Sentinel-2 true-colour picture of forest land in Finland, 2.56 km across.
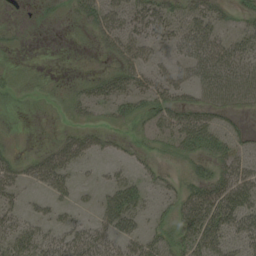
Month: August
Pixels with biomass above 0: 53%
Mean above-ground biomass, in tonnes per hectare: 23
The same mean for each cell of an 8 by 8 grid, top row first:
0 4 26 41 36 27 28 16
3 0 1 26 31 24 49 28
5 1 7 23 23 28 41 49
2 0 12 16 26 31 29 17
4 9 33 11 11 23 38 20
25 42 8 10 15 7 27 39
19 13 9 40 20 25 56 50
33 28 39 32 33 28 45 32
